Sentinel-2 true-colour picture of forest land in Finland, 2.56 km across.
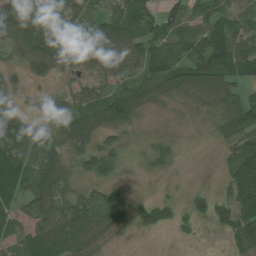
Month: July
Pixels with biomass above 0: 75%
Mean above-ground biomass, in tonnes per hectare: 62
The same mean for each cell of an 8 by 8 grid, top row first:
109 94 72 57 65 48 78 55
48 89 86 70 77 62 106 71
16 27 28 43 76 94 108 60
44 38 87 122 34 8 25 116
108 91 67 38 19 17 7 71
106 118 49 48 13 9 0 117
57 79 89 77 62 32 54 98
59 109 86 30 3 7 2 102
